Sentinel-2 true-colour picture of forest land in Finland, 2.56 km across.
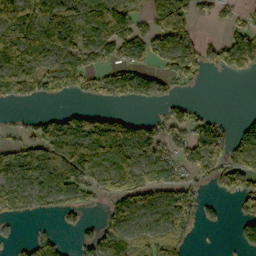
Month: October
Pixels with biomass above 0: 61%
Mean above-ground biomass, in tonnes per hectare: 81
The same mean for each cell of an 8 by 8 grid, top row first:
133 112 106 166 57 168 29 39
203 127 115 114 84 114 62 121
141 123 98 96 94 57 9 21
8 21 50 38 5 42 19 7
57 126 169 189 119 58 125 77
106 122 113 63 59 64 58 114
58 50 70 65 90 126 22 42
14 60 37 130 85 73 0 57
